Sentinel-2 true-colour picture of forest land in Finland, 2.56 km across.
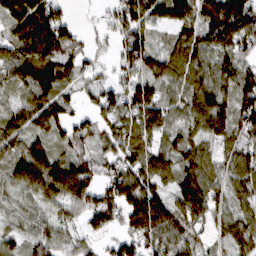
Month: March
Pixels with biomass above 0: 88%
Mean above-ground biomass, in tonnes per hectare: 81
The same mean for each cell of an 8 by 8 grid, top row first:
106 120 8 44 81 98 135 178
102 159 54 31 80 66 99 96
75 122 53 45 72 68 103 103
54 95 40 61 99 55 141 87
70 69 64 54 71 68 66 76
89 157 116 62 96 79 74 86
61 70 84 98 142 94 99 59
46 74 51 37 83 81 36 72
